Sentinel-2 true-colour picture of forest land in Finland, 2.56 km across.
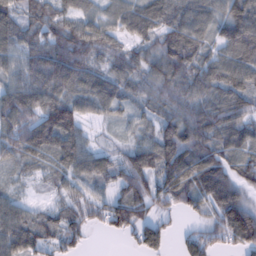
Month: February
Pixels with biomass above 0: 90%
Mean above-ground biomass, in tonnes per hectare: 83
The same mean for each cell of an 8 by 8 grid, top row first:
88 89 67 58 97 100 74 116
85 121 116 67 69 131 60 110
65 121 102 81 84 115 95 90
141 113 83 49 51 94 109 85
81 100 73 20 51 124 113 86
29 42 75 66 79 126 149 68
66 37 71 101 84 62 77 132
94 70 55 11 84 20 66 97
